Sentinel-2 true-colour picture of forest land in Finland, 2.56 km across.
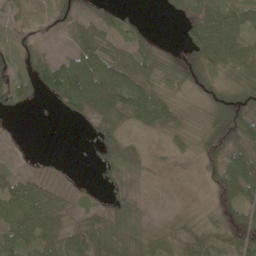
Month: May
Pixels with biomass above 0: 73%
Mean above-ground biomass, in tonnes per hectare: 44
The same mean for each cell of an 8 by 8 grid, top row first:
22 29 40 27 6 23 73 64
36 21 57 48 44 14 85 55
59 73 147 115 65 37 46 52
32 3 51 69 82 29 33 76
8 0 2 62 18 18 43 66
32 10 3 35 25 2 22 92
77 60 20 44 23 7 23 56
88 53 59 51 43 39 52 66
